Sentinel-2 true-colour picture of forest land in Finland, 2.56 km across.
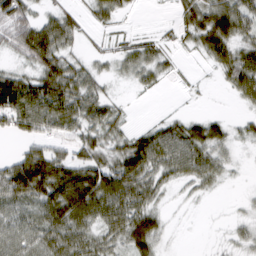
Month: March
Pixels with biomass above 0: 73%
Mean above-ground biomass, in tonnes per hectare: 42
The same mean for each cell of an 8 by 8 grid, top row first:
69 29 21 34 1 18 69 67
44 84 18 19 36 16 55 50
51 71 54 19 25 8 3 65
83 80 63 37 0 6 7 9
13 35 49 40 60 73 67 21
85 93 66 71 63 42 45 6
50 63 83 74 56 4 2 8
48 57 58 43 66 4 3 22
